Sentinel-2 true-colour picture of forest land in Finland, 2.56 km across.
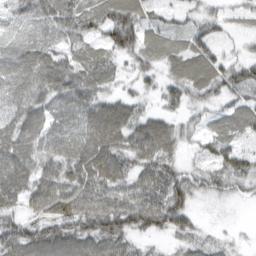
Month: March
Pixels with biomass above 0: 84%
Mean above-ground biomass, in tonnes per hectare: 47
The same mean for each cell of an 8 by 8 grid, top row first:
37 57 70 63 40 22 27 15
38 52 39 52 46 35 44 10
67 70 70 36 24 39 52 45
55 62 64 57 25 25 24 37
78 56 70 61 43 34 24 19
84 52 62 62 54 51 39 31
40 52 63 68 83 73 6 3
77 73 71 75 23 25 19 6
